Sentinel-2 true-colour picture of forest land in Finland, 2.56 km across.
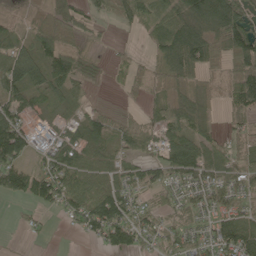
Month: May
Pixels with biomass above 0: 77%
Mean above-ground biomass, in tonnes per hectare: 57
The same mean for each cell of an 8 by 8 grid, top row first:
18 55 54 46 54 83 163 105
59 81 44 9 11 125 110 115
77 85 48 8 31 70 31 98
70 26 25 25 25 78 32 48
125 36 55 44 63 71 58 26
90 96 63 41 57 54 51 58
5 38 83 121 44 30 41 46
1 5 10 66 42 53 53 117
